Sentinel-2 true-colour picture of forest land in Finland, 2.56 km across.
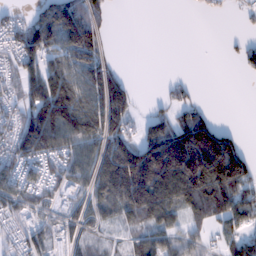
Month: February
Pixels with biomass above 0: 65%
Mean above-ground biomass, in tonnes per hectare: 81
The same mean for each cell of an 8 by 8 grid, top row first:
30 104 123 18 0 0 14 14
83 119 154 9 0 0 0 27
62 140 107 97 0 14 0 5
61 188 157 144 15 55 33 0
92 140 105 116 113 188 220 57
82 73 75 152 212 206 216 138
75 47 52 85 173 118 120 106
57 71 42 26 64 67 44 75
